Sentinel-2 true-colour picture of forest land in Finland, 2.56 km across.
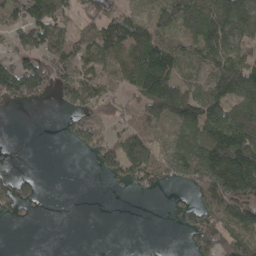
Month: April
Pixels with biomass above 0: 61%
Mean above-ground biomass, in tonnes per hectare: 78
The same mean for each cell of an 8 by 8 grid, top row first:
86 156 68 73 37 100 111 125
65 104 89 117 142 90 125 99
132 120 120 75 157 104 83 131
4 2 89 60 80 122 121 97
3 0 47 87 115 70 152 184
40 0 0 45 92 72 164 241
48 2 0 0 0 33 105 172
0 0 0 0 2 0 120 115
